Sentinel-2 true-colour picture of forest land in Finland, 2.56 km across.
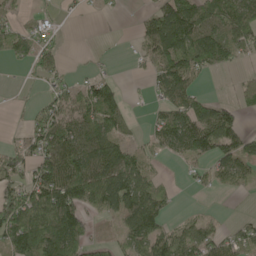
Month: May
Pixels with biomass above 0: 64%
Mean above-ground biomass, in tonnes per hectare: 64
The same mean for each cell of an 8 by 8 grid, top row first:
33 15 8 9 29 150 87 92
67 28 1 2 47 142 135 62
1 31 23 35 20 116 14 23
4 66 81 92 7 83 79 57
31 95 108 90 29 76 122 79
61 108 130 134 64 4 36 61
114 124 98 89 124 17 4 1
118 146 78 22 93 84 79 65
